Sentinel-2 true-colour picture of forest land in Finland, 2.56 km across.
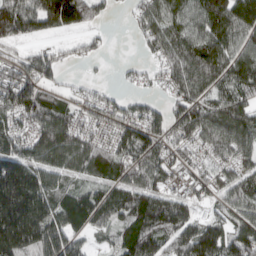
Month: March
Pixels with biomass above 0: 84%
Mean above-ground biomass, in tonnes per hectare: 114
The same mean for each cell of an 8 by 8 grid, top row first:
197 160 142 22 82 103 128 129
40 48 30 5 35 134 140 108
125 82 18 7 25 127 162 145
114 139 55 75 80 86 133 150
113 153 120 97 138 93 98 130
295 127 81 89 114 53 74 84
360 168 133 124 143 100 42 100
330 234 66 49 147 105 146 137
